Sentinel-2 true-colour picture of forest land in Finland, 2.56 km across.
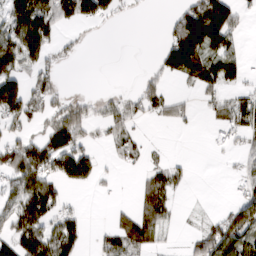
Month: March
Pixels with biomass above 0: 49%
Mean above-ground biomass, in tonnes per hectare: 47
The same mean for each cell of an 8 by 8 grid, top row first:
94 93 45 7 1 40 142 29
135 72 11 0 0 104 82 37
102 37 0 0 24 33 74 33
89 38 59 40 37 33 20 83
57 71 52 34 21 0 6 23
80 87 71 8 26 31 0 24
66 87 14 11 46 16 3 77
85 94 49 46 54 3 87 81
